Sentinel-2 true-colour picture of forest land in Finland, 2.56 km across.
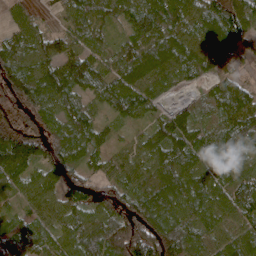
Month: April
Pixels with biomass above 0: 93%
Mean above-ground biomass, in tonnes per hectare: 88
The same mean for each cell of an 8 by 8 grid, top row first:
42 18 76 62 109 101 97 99
92 74 72 45 97 111 95 61
121 113 106 91 106 65 49 69
72 75 87 58 71 73 71 133
152 107 108 46 64 135 102 96
99 82 64 60 76 111 88 84
37 76 92 82 101 102 94 96
102 82 108 137 162 110 79 97
